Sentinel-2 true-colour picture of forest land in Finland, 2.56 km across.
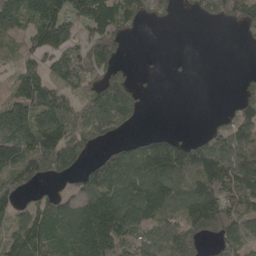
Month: May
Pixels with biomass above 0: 67%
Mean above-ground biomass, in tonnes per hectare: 88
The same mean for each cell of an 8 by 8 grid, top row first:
127 151 109 117 60 17 53 70
43 120 70 111 0 0 0 2
90 125 89 112 5 2 0 18
138 156 72 142 27 0 3 59
174 191 121 41 74 90 80 87
130 81 63 144 142 133 137 110
76 76 96 179 153 90 186 84
91 93 124 178 98 104 49 72
